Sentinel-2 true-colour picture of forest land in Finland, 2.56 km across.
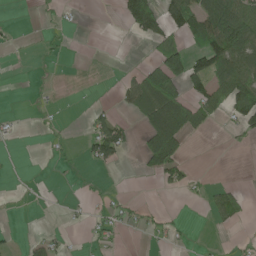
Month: June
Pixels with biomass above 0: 28%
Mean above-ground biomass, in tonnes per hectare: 29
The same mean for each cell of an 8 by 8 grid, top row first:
0 11 3 1 88 74 98 97
2 8 0 0 4 62 83 129
0 1 0 1 68 99 81 98
2 3 1 19 56 97 53 78
1 8 13 94 38 78 1 6
1 0 6 2 13 43 6 0
3 2 5 21 13 2 30 42
6 26 3 19 6 14 2 8
